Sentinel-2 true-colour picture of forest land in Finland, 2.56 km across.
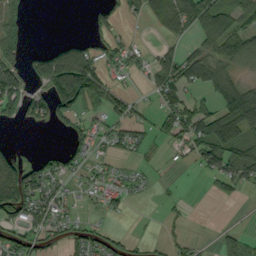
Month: September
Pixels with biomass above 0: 51%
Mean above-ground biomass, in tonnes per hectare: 55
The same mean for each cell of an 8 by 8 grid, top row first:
27 0 0 50 43 99 117 83
59 40 81 43 22 35 61 74
107 137 209 40 25 95 74 41
76 89 75 55 21 94 67 134
13 1 51 38 29 33 103 86
138 81 28 26 15 3 34 76
142 86 20 29 1 11 0 2
68 48 63 46 19 24 4 42
